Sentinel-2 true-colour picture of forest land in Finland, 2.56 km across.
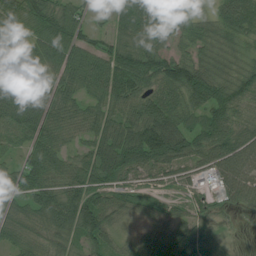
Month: July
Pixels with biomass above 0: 91%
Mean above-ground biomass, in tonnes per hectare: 78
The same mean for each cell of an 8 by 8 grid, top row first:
82 107 57 35 117 53 28 106
52 90 90 74 98 43 67 51
85 75 87 131 116 120 107 93
98 82 63 73 96 81 92 58
57 82 38 108 166 125 93 87
72 97 93 89 51 48 34 87
68 105 126 76 47 46 30 33
64 61 67 56 51 115 76 5
